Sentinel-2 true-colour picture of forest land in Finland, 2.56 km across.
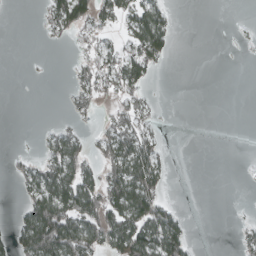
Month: March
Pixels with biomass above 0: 37%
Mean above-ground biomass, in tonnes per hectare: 31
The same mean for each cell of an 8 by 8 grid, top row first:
0 34 68 38 71 10 0 0
0 2 16 29 74 9 0 1
0 0 21 56 34 0 0 0
0 0 19 23 26 0 0 0
0 26 36 70 60 0 0 0
16 67 63 65 105 2 0 1
10 104 89 85 95 18 0 0
44 124 90 72 104 75 0 15
